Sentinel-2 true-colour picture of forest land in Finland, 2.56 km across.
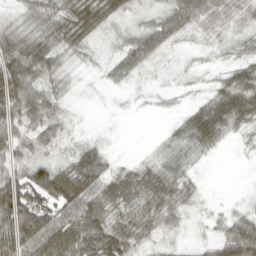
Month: March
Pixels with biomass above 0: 79%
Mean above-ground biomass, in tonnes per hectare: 38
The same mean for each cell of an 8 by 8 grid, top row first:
16 40 75 48 14 48 52 30
65 52 31 13 53 12 10 18
106 36 7 17 8 7 9 44
61 55 3 2 2 9 60 59
45 26 20 4 1 25 37 5
52 60 75 46 40 38 2 0
115 58 64 41 44 39 7 11
102 74 77 95 29 13 20 80
